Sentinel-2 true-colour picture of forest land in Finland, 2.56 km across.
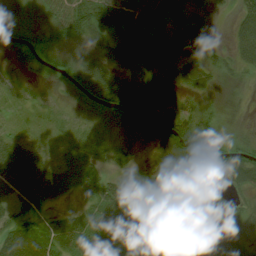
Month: July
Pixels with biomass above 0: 80%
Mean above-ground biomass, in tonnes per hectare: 43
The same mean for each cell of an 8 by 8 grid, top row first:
26 21 73 79 45 34 20 48
21 27 20 54 89 66 25 49
11 14 39 41 21 22 31 8
8 14 23 37 63 32 18 1
32 18 41 25 13 70 61 32
82 78 71 33 24 18 62 65
36 36 28 80 72 73 26 19
78 71 70 55 78 83 91 37
